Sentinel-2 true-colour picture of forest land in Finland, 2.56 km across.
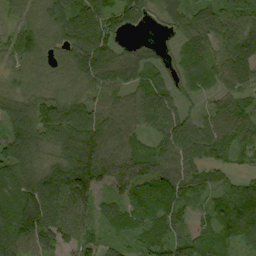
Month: September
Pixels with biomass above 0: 90%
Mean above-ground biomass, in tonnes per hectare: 80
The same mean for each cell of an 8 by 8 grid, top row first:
45 82 95 89 52 63 85 83
69 60 101 79 29 27 71 102
47 48 75 87 69 44 52 83
104 112 114 102 95 72 44 68
128 83 167 121 63 114 100 72
91 95 143 101 74 99 58 44
97 124 83 59 81 69 37 91
94 91 72 30 64 88 69 72
